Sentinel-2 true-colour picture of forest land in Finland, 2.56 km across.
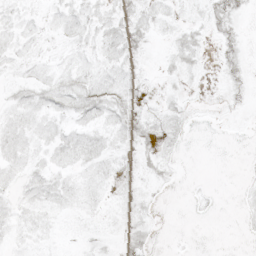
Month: May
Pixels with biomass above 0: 55%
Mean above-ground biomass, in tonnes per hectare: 6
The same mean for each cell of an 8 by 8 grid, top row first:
6 4 8 10 9 5 8 6
7 2 7 10 7 8 4 8
5 8 10 8 4 4 1 6
8 8 11 11 7 7 1 2
9 7 10 8 11 6 0 0
6 8 6 8 4 2 0 1
6 8 6 4 4 0 2 2
5 4 3 3 8 0 0 1
